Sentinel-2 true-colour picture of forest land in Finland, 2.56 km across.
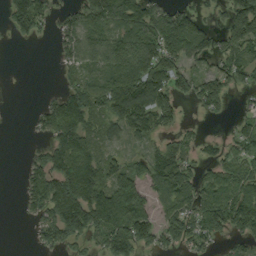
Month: September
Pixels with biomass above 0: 67%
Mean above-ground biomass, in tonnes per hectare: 78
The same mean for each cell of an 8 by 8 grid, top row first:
93 53 66 89 120 91 37 134
3 2 83 116 137 127 82 86
0 0 53 122 183 89 64 55
0 74 141 106 167 68 44 16
0 62 120 43 41 58 33 43
4 123 192 100 87 137 56 98
4 108 144 107 99 81 132 138
0 51 55 116 81 68 68 54
